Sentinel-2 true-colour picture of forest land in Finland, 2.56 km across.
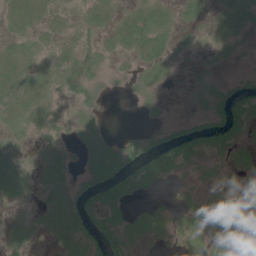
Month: June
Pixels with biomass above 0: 47%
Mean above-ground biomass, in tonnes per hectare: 7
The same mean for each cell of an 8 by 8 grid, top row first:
8 4 3 8 16 8 4 6
7 3 4 7 23 6 2 2
7 4 10 3 7 2 3 4
6 6 6 0 3 0 12 17
3 3 6 7 12 22 12 8
10 7 6 21 13 3 2 2
3 7 17 17 4 4 4 5
7 5 17 19 7 4 11 11
